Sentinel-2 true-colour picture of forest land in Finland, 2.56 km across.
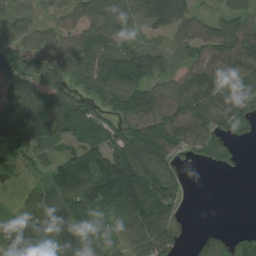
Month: August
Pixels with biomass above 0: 81%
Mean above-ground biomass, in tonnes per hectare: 78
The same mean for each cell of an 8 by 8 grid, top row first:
53 20 61 84 66 92 33 65
70 70 78 69 46 42 71 101
93 73 61 118 88 60 89 87
104 140 107 70 121 98 122 80
90 63 81 107 162 100 84 28
32 61 128 181 149 67 1 5
38 120 108 84 133 49 0 0
72 137 106 67 109 54 40 36
